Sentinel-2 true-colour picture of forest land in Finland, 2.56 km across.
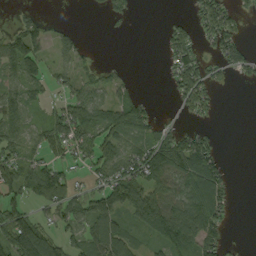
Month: September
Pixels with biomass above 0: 58%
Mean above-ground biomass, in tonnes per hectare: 50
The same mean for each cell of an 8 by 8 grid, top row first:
15 14 0 25 0 7 59 27
100 37 28 0 0 56 22 48
59 38 42 26 1 52 54 10
72 32 78 70 59 14 32 0
59 57 59 73 63 94 52 0
81 88 18 77 97 90 114 1
53 47 61 95 99 73 108 2
107 80 62 100 32 107 75 3
